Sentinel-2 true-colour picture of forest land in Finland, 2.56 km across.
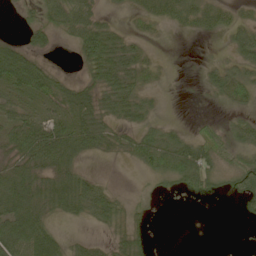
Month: May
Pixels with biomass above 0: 60%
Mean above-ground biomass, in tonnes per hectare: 35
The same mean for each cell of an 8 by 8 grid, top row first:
9 39 54 9 27 38 36 15
39 22 48 65 18 0 1 51
70 54 24 63 29 1 24 46
41 34 64 43 33 0 1 16
58 81 65 29 49 51 44 38
69 56 49 3 12 50 45 56
82 59 56 47 8 0 2 14
87 71 14 28 22 0 1 0
